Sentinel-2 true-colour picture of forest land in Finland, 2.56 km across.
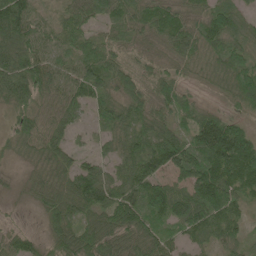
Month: June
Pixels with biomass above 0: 93%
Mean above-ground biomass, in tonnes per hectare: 72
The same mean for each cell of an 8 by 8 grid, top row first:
113 28 66 68 70 65 82 55
91 51 74 67 29 67 68 58
104 79 90 78 69 63 32 105
59 53 43 60 66 64 39 36
43 63 20 42 88 99 149 155
14 59 94 52 102 72 145 129
5 64 80 107 107 110 144 63
49 42 96 77 74 43 64 47
